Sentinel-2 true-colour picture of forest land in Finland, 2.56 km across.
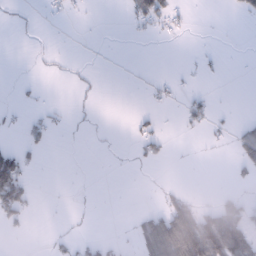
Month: January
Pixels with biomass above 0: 17%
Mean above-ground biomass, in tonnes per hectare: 16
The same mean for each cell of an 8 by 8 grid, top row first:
6 6 2 0 53 21 0 6
0 3 0 0 0 0 3 0
3 2 5 0 2 9 3 0
6 11 4 0 8 4 25 1
15 16 1 2 24 1 4 48
99 0 0 1 1 1 0 11
63 0 2 0 7 63 17 45
2 5 13 9 55 146 122 88
